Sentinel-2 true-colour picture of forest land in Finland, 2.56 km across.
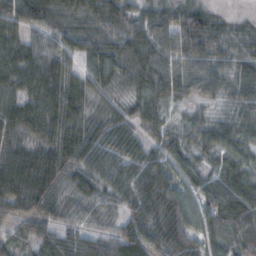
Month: October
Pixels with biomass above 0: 93%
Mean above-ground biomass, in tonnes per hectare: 58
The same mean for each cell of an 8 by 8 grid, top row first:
72 79 55 72 58 66 59 12
55 70 66 72 87 73 74 41
50 81 54 48 76 66 64 50
56 70 55 32 56 22 27 47
49 59 83 53 41 52 48 50
91 76 58 57 67 60 47 64
65 54 46 39 60 58 58 72
28 43 50 57 71 44 54 72
